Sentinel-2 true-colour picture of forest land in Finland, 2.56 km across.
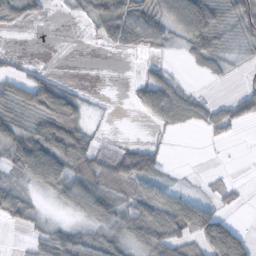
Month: October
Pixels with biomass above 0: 59%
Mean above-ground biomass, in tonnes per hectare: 44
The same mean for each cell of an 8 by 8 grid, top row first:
63 14 18 99 74 82 106 81
3 0 0 27 33 15 84 18
39 41 3 0 35 26 15 12
45 107 54 2 33 79 41 66
71 99 82 13 25 3 8 3
36 78 83 75 74 4 5 1
60 7 49 66 70 104 46 12
2 55 50 45 64 76 90 61
